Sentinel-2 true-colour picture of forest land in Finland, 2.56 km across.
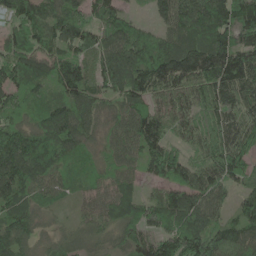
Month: May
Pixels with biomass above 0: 92%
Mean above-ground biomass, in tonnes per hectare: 103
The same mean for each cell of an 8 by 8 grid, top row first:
93 87 93 94 18 120 145 168
98 83 80 117 101 117 134 151
112 96 132 105 132 135 147 161
91 106 98 60 112 98 102 116
142 157 78 66 110 71 112 135
141 118 51 71 66 95 109 84
89 43 41 90 95 131 107 78
107 43 66 60 103 144 159 103
